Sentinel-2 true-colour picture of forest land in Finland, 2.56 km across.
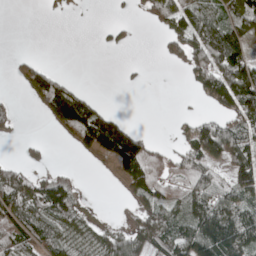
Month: May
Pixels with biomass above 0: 54%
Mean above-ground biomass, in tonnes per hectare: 65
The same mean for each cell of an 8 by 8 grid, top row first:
0 10 5 10 33 71 82 107
1 0 0 22 0 72 152 76
36 112 8 0 5 0 119 187
22 76 138 32 0 8 30 127
9 17 73 138 78 30 168 110
62 46 10 38 131 81 110 111
106 93 42 3 64 62 123 119
102 81 43 60 87 105 181 149
